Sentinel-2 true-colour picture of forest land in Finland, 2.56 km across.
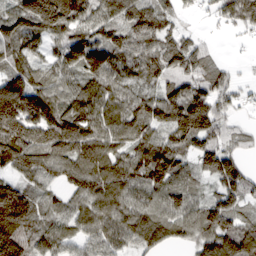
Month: March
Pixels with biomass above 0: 89%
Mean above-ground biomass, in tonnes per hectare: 101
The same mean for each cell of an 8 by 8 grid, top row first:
113 175 94 95 127 54 24 115
99 65 131 126 104 106 36 6
119 78 86 108 83 96 101 29
213 148 109 101 119 128 141 30
200 154 135 93 118 98 90 45
82 65 104 125 136 110 68 102
166 70 73 107 95 92 92 71
163 92 75 94 102 52 102 147
